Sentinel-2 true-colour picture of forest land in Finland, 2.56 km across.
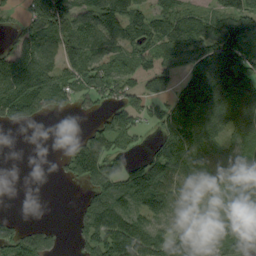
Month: September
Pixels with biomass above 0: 73%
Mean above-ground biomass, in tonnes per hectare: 99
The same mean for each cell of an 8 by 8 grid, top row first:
31 194 108 102 92 100 79 155
87 126 146 100 98 115 133 145
194 143 124 134 68 65 148 141
138 64 30 62 74 144 143 141
0 2 69 85 25 188 101 85
0 1 86 97 152 140 75 97
0 0 36 132 109 87 85 106
108 59 57 171 169 129 127 128
